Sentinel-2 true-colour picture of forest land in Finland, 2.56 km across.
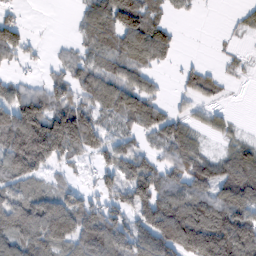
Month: February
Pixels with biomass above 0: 70%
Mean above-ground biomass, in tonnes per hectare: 71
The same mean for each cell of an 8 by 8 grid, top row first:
22 0 30 99 82 18 1 15
81 9 35 64 124 40 1 10
33 33 56 71 44 17 47 11
138 124 105 68 92 32 35 2
157 190 118 56 35 94 20 46
93 41 18 54 88 60 92 103
121 120 93 61 91 104 108 99
78 114 92 106 90 130 189 153
